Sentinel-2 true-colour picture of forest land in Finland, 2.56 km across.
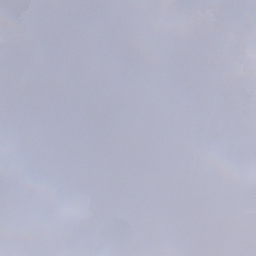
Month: December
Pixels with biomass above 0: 71%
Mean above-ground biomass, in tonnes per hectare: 79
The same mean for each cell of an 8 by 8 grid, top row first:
94 141 143 110 53 66 68 82
91 60 110 30 70 53 73 84
51 103 105 95 81 69 44 112
3 73 45 63 37 7 77 132
35 27 84 113 97 10 31 25
97 72 144 122 168 67 4 96
75 84 169 60 118 39 46 159
127 101 96 82 80 28 55 87
